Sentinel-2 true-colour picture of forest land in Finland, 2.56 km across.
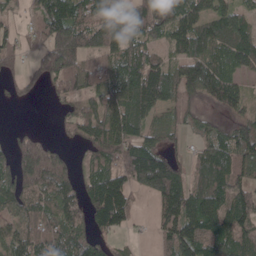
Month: April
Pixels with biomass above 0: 82%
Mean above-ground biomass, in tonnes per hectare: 93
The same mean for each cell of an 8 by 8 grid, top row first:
25 132 107 152 146 142 99 80
60 136 159 137 97 73 103 123
48 79 85 104 153 100 127 58
1 4 77 132 102 76 39 50
65 66 42 109 104 33 79 120
115 164 57 104 156 98 119 90
77 92 77 173 12 126 134 123
76 98 81 41 15 101 113 114
